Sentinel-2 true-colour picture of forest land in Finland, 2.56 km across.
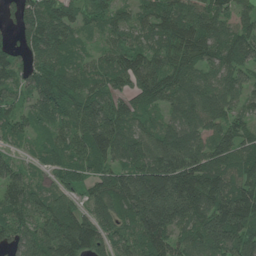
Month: June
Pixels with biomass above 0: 93%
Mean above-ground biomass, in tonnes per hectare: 97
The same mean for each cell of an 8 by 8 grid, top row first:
67 121 81 85 73 116 109 68
64 126 53 68 79 116 111 115
86 113 82 84 113 99 77 69
68 81 98 92 78 70 93 60
33 64 93 122 87 117 90 95
72 50 61 100 147 159 124 89
109 91 59 110 184 162 131 150
94 109 149 85 116 97 126 120
